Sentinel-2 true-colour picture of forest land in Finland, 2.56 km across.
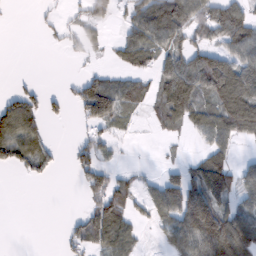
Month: February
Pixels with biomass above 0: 54%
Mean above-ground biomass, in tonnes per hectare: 58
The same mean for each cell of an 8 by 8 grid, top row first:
1 9 35 48 95 126 83 82
0 5 26 22 81 71 75 90
10 1 43 49 32 140 143 128
107 38 42 94 26 96 73 145
98 36 42 35 1 10 48 28
8 22 38 43 16 56 151 68
0 0 16 100 34 115 143 70
0 0 62 97 19 66 136 129
